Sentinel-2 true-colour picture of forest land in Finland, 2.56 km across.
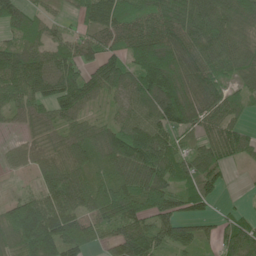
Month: June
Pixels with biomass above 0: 88%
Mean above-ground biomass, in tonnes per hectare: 88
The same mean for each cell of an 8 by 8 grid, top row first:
98 34 51 92 85 128 125 117
73 59 58 63 143 131 106 91
128 108 106 106 138 140 116 66
52 59 72 35 85 137 80 39
21 49 102 145 141 55 69 68
12 71 92 101 114 85 84 3
117 127 92 139 107 81 40 16
142 166 117 66 114 67 36 92
